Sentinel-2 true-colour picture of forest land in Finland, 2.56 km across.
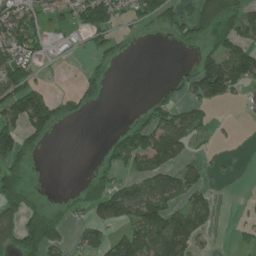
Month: June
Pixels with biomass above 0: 46%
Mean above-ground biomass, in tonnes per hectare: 56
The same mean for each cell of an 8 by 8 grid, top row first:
79 34 68 73 58 67 124 107
76 36 18 46 1 12 53 88
84 14 29 12 0 26 138 109
119 147 35 0 26 63 24 6
116 27 0 29 97 109 8 2
72 0 7 47 59 80 26 2
68 61 41 94 120 62 69 4
66 112 30 58 118 180 18 11
